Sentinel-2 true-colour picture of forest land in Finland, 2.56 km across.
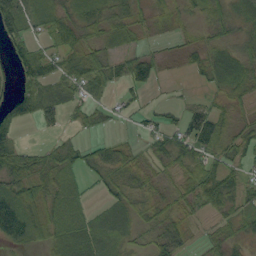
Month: September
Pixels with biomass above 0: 72%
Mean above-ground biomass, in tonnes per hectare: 33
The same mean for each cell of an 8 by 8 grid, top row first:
50 36 41 41 24 29 35 31
26 28 55 25 20 12 34 35
27 47 55 38 48 3 23 51
34 41 25 17 20 11 35 26
33 14 22 24 16 37 44 40
62 50 21 34 32 25 57 28
46 55 22 29 33 35 33 34
36 41 45 28 14 38 21 26
